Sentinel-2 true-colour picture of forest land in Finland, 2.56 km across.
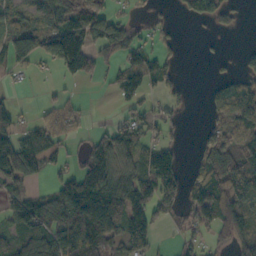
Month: October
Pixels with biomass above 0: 59%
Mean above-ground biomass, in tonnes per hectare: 74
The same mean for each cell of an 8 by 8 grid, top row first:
58 99 118 63 14 15 59 15
69 108 133 93 60 22 5 7
17 9 55 38 88 30 10 45
50 42 31 9 40 28 38 154
105 66 29 107 76 41 69 112
106 42 86 96 109 110 110 163
91 103 192 171 115 67 115 121
72 108 184 100 97 21 40 96
